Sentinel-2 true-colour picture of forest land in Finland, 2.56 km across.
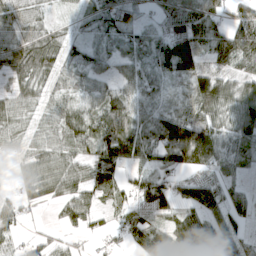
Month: April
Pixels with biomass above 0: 82%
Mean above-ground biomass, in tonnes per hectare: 58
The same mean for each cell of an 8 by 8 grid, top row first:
56 29 25 69 29 79 76 48
60 65 32 34 46 116 68 101
42 40 41 39 42 42 83 67
45 41 59 83 46 54 62 84
25 48 63 87 81 158 127 55
19 67 65 60 57 61 53 28
46 14 67 37 61 60 92 54
28 36 23 33 70 75 109 73
